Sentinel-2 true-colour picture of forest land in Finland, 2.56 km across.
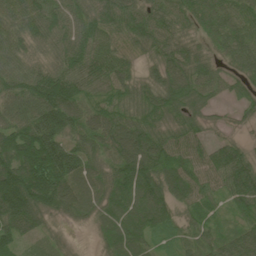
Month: June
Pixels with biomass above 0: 94%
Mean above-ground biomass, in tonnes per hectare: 75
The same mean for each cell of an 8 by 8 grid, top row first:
67 92 76 83 79 77 78 69
61 50 90 71 58 68 38 87
76 106 88 80 52 82 70 58
80 116 79 64 69 61 34 27
105 142 66 70 95 68 45 33
150 160 81 64 107 84 67 92
143 87 71 74 103 59 50 51
76 32 3 74 63 48 53 79
